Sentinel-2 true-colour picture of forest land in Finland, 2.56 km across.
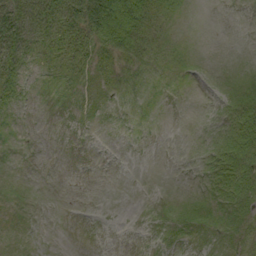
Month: September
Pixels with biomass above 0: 42%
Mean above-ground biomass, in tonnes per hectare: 10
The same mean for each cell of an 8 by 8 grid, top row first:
42 27 43 75 34 10 0 0
29 22 28 36 24 7 0 0
16 4 9 14 9 4 2 14
4 0 3 3 4 0 1 23
1 0 0 0 0 0 6 29
1 0 0 0 0 0 7 28
1 0 0 0 1 11 17 21
0 0 0 0 0 5 5 10
